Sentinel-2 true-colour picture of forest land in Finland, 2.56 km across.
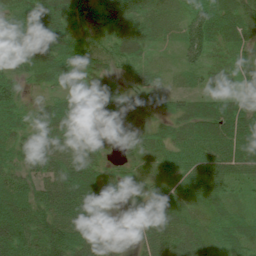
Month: July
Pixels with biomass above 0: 90%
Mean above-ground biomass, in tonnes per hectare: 48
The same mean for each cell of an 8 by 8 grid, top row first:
44 65 42 87 56 34 75 76
71 80 62 55 40 19 49 37
36 33 39 24 20 10 20 34
36 39 55 47 11 31 48 57
31 49 57 34 39 48 63 81
41 58 83 34 23 40 60 39
66 74 79 13 47 63 27 17
82 89 81 32 44 63 31 40
